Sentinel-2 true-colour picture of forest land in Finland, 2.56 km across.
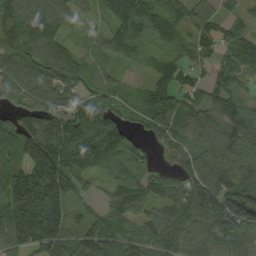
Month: September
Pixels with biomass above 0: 90%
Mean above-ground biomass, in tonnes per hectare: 99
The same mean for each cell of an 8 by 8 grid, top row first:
94 83 71 130 127 66 80 41
102 73 42 94 55 54 74 82
126 128 82 54 33 91 66 76
73 115 124 86 88 129 91 107
110 163 175 140 54 81 92 128
120 178 95 72 85 58 98 99
167 196 33 71 85 104 154 229
116 138 96 118 76 98 95 91
